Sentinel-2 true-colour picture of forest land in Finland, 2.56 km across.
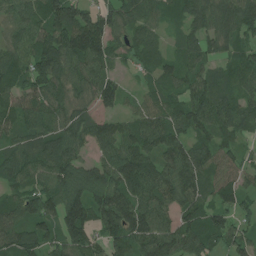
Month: July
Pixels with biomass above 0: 92%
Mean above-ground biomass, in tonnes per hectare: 90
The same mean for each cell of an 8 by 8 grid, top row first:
74 112 98 91 77 56 104 134
81 124 134 78 76 38 73 70
91 119 77 68 33 71 83 73
89 95 63 51 68 88 124 90
74 104 77 91 93 110 75 46
79 99 105 109 142 118 83 60
94 104 144 147 109 95 92 60
98 82 98 97 107 99 102 68
